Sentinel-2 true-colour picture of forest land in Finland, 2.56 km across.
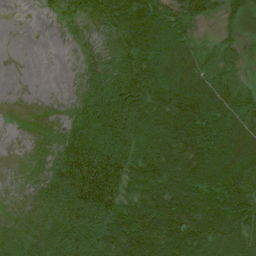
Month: July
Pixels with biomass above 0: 84%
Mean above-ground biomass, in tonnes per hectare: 78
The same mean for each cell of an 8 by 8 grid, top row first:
0 23 71 121 127 62 42 54
0 0 31 71 128 92 25 26
0 0 32 107 147 104 70 25
2 10 59 163 139 129 118 74
2 24 115 175 91 96 112 97
5 64 138 131 104 98 95 96
15 57 131 124 109 104 86 92
47 71 127 138 147 107 91 75
